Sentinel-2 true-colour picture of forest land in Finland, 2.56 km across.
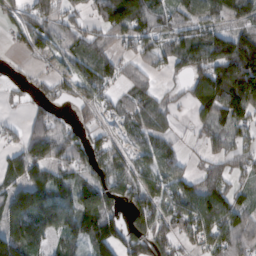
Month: February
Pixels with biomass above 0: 75%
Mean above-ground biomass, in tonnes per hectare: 86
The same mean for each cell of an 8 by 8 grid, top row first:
58 96 43 134 140 65 83 63
24 69 93 59 75 100 138 182
14 37 104 79 55 22 151 240
6 52 29 48 93 32 100 110
49 138 75 63 64 32 51 57
93 71 59 75 79 86 74 52
154 123 143 78 132 102 131 83
162 65 78 135 116 88 107 95
